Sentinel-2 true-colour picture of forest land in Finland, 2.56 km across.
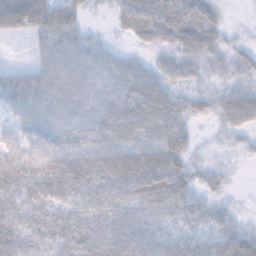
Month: November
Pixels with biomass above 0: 90%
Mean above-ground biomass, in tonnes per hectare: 46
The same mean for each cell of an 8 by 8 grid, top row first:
103 73 33 17 73 72 44 3
3 38 39 17 23 48 50 25
46 48 45 42 54 40 24 29
34 46 43 52 72 52 26 60
38 42 51 53 60 59 10 19
62 71 79 90 96 74 29 4
45 49 43 50 42 46 29 7
41 38 48 62 56 50 44 61
